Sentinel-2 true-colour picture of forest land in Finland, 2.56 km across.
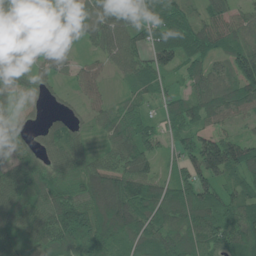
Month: June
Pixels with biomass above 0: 90%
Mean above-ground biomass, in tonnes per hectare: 71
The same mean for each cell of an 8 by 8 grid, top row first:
55 96 94 85 66 68 65 54
54 65 47 90 72 99 68 68
63 43 53 26 67 28 80 96
32 23 27 48 39 76 74 54
60 54 56 53 76 42 88 80
83 69 68 89 89 49 97 60
95 97 116 134 86 87 95 90
85 98 99 77 71 83 93 82
